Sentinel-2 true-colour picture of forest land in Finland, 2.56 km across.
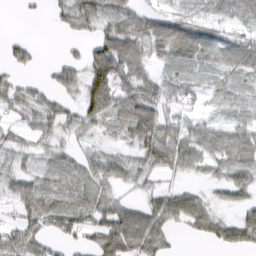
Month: March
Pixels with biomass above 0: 74%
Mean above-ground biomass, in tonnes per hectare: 47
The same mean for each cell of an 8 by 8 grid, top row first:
2 10 71 58 52 52 46 46
31 0 14 80 65 86 71 64
23 18 47 103 64 34 22 33
35 51 45 78 99 43 23 47
35 28 24 19 75 87 66 76
37 30 51 54 39 27 26 47
35 62 66 61 39 71 43 32
57 37 28 71 81 14 31 55
